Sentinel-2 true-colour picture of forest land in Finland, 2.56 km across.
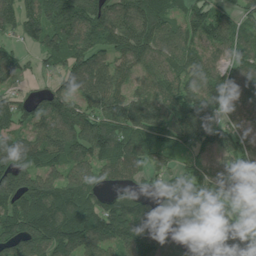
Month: July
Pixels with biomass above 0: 89%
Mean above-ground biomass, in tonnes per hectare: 125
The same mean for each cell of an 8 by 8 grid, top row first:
108 136 175 153 160 78 127 80
55 122 154 125 140 110 96 90
64 38 144 134 91 121 137 107
98 154 126 131 139 123 112 90
125 154 138 160 112 93 119 112
182 116 120 85 65 79 77 121
151 190 147 115 122 164 117 98
178 191 156 130 191 112 183 161
